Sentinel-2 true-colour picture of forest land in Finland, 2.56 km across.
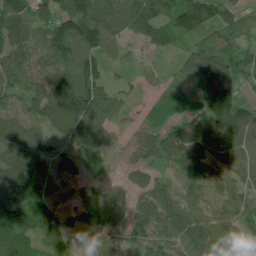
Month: June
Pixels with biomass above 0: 88%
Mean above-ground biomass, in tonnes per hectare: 80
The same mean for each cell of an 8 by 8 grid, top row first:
124 82 141 111 123 118 97 48
94 84 110 58 30 41 71 72
76 69 121 28 27 61 129 77
48 87 137 73 31 71 130 135
99 55 81 46 71 103 102 110
125 82 43 20 54 80 67 69
144 81 51 72 63 81 53 72
142 83 31 62 70 78 99 56
